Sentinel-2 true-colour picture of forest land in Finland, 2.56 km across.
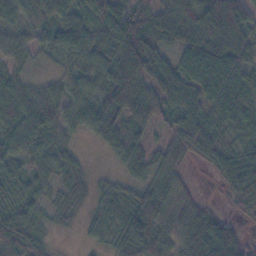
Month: November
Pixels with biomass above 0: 91%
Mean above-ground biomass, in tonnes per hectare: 54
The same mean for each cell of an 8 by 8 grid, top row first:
60 54 47 80 46 73 77 64
49 43 66 71 79 47 79 65
53 26 44 74 79 76 81 51
73 70 53 73 80 59 50 52
55 50 18 42 44 56 62 39
43 37 30 18 42 45 12 77
38 29 24 40 92 56 26 27
96 24 8 34 87 58 103 46
